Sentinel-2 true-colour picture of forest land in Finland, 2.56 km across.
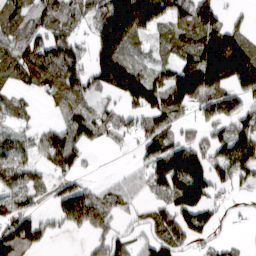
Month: March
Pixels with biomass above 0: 71%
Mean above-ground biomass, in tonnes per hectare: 82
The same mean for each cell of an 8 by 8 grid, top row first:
82 88 76 138 140 89 117 16
103 107 55 142 37 69 156 121
59 116 99 146 115 116 181 122
43 17 88 50 92 82 61 87
66 93 86 33 63 81 63 117
78 40 43 12 61 157 116 86
71 33 206 77 35 112 82 8
140 33 10 82 46 83 36 11
